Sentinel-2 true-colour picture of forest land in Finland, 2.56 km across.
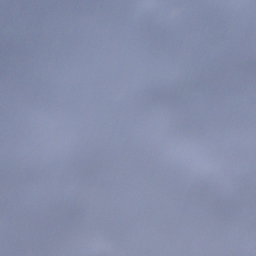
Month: December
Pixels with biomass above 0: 95%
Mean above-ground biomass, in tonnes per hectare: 93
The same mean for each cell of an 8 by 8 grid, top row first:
165 134 130 100 60 103 92 94
98 53 82 44 34 71 62 62
122 82 73 132 140 122 133 136
111 87 67 163 144 92 81 60
66 84 92 118 118 96 67 76
83 93 93 104 99 53 45 51
65 78 109 71 112 73 78 34
80 162 143 115 109 81 101 54
